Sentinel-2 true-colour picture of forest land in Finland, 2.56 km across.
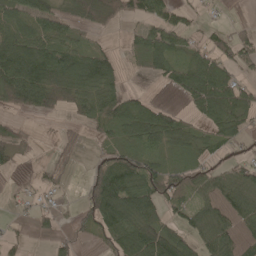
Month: May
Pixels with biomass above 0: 65%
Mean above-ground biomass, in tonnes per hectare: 54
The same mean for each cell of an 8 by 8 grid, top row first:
74 61 63 59 43 37 8 1
118 83 52 21 54 52 42 63
144 106 103 69 7 47 85 36
35 40 39 74 63 23 67 68
45 4 31 36 57 46 32 25
9 37 8 99 84 60 47 54
14 21 34 112 85 40 74 85
17 18 23 57 105 78 66 92
